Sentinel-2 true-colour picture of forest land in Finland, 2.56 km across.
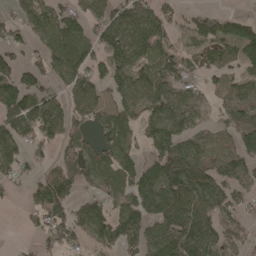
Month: April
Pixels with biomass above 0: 71%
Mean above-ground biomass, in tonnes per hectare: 83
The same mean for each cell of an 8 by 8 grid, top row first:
50 89 78 114 116 51 73 36
52 77 87 119 134 72 94 115
100 79 91 83 71 113 44 63
145 116 58 74 71 90 32 82
107 75 65 86 55 107 51 83
44 78 75 86 98 133 99 86
5 137 82 81 104 137 99 54
4 70 49 91 93 131 111 87
